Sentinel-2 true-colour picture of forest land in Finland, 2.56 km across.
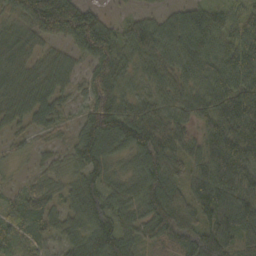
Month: October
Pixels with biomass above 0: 93%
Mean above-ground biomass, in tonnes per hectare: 91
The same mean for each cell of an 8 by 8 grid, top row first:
75 188 142 18 35 54 96 65
92 44 99 115 102 97 91 149
74 69 40 109 54 80 96 141
61 74 37 145 84 74 113 212
30 27 89 111 119 93 113 197
13 45 68 55 99 80 163 136
52 61 97 90 90 100 140 146
52 51 73 115 79 100 126 97
